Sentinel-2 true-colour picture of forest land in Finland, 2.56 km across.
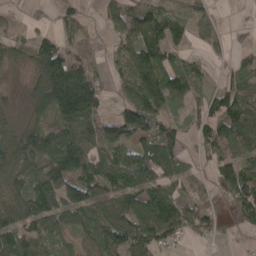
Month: April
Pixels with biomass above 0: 79%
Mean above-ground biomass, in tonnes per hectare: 82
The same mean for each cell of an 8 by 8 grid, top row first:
18 25 46 58 92 48 49 2
52 114 61 27 109 53 37 35
10 160 166 31 105 91 39 86
27 91 179 49 139 36 95 142
108 121 104 100 99 74 99 93
94 143 120 114 111 78 32 141
108 112 123 91 116 121 50 117
103 54 56 108 94 44 28 7
